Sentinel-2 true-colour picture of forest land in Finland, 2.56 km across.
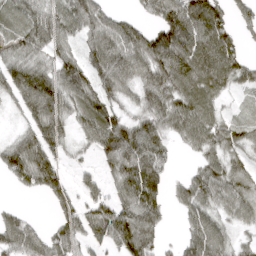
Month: April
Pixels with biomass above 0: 78%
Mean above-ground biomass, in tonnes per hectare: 76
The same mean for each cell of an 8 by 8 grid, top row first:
65 76 84 50 36 115 119 41
47 66 48 110 122 133 115 47
96 97 89 109 93 111 108 55
27 113 68 64 76 96 63 19
70 101 32 112 132 35 68 60
83 100 25 54 167 20 83 62
23 19 65 91 136 36 75 64
101 66 66 100 105 18 108 29
